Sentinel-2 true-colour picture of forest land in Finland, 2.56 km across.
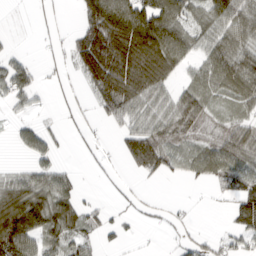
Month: March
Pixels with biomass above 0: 61%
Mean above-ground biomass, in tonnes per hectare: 59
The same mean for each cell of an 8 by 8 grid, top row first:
3 15 52 180 147 94 74 81
11 15 100 181 170 114 63 79
75 15 33 153 135 48 65 95
15 5 17 59 59 76 41 29
24 37 10 8 121 35 40 87
44 60 15 11 37 15 55 59
164 115 64 17 13 11 1 86
147 60 50 18 3 16 36 34
